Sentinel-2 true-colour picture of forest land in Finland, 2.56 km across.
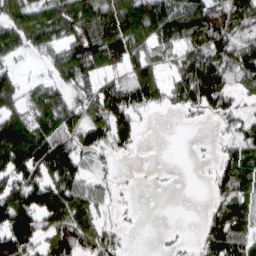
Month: March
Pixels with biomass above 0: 71%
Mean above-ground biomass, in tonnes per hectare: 87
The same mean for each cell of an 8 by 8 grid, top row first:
101 103 151 143 153 155 136 101
99 82 136 156 83 77 138 97
69 40 98 63 111 77 168 75
105 121 96 152 50 28 60 52
189 147 92 78 12 0 5 76
119 126 86 24 0 1 14 111
151 142 121 33 2 0 29 102
143 92 127 56 0 11 76 110
